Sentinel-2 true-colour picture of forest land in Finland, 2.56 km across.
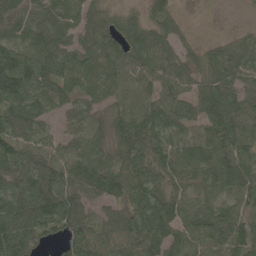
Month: May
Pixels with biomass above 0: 91%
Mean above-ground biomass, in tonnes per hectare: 87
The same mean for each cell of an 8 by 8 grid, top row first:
112 95 66 56 54 46 4 4
116 121 79 103 112 76 43 77
171 120 54 71 72 92 86 60
110 52 52 72 84 87 111 102
89 65 66 89 112 64 89 105
93 114 98 107 100 87 85 108
108 131 88 53 108 90 76 70
134 45 111 78 119 101 99 107
